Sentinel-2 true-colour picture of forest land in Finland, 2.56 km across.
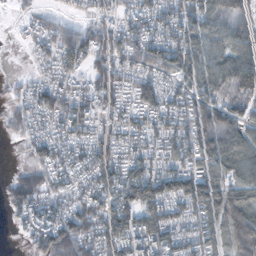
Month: October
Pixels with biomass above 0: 83%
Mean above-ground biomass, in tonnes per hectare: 74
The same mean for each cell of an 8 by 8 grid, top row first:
8 26 22 43 81 99 91 69
4 45 86 73 91 110 76 64
9 47 46 78 69 67 88 114
38 77 86 60 77 72 98 69
11 76 70 81 74 83 109 92
37 65 59 86 112 115 89 88
69 68 65 104 116 77 112 120
7 105 109 102 109 88 67 108
